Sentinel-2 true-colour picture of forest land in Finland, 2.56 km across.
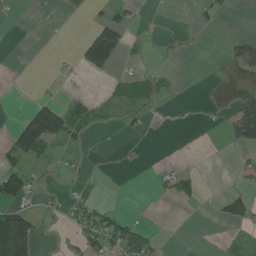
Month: June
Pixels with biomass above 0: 27%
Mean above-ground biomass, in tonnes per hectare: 27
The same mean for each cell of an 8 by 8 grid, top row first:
4 0 9 28 6 2 14 1
0 1 46 143 12 16 0 40
0 4 4 19 35 6 14 79
5 119 38 18 23 2 17 71
88 87 21 2 6 0 0 53
82 7 8 1 1 45 2 16
65 16 37 16 0 5 2 49
142 2 36 69 48 0 0 16
